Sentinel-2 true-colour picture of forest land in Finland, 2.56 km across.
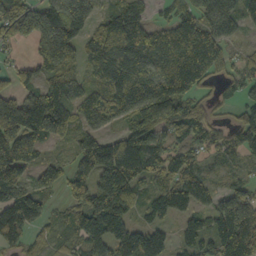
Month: October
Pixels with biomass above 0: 84%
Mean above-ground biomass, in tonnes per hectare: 109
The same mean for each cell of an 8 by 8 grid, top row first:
146 159 60 81 62 89 105 82
25 120 75 130 161 158 159 23
71 85 75 126 126 177 70 76
238 232 93 89 161 136 60 67
195 66 90 101 144 65 62 91
140 81 114 203 114 129 54 37
187 59 103 149 61 118 82 150
80 41 73 136 151 59 97 216
